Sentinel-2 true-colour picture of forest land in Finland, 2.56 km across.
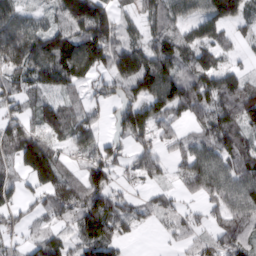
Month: March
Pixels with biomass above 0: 80%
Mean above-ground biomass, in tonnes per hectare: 78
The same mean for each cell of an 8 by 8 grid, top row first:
81 43 179 97 67 70 89 70
124 118 133 103 77 98 86 22
70 81 71 80 129 107 98 70
50 89 58 39 108 72 75 107
122 105 68 55 55 51 73 87
73 128 67 71 57 32 110 95
66 66 106 106 52 38 45 95
28 81 71 80 4 29 40 73
